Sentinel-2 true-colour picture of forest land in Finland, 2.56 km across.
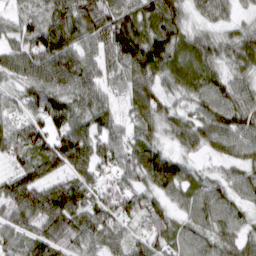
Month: March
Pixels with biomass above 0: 93%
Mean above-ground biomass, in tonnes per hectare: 75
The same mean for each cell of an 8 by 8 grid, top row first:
47 84 115 112 87 72 48 28
59 128 83 94 128 92 64 77
51 99 99 55 89 73 77 52
38 94 71 53 71 47 71 85
84 93 100 76 71 45 59 73
70 70 70 59 89 88 37 57
100 123 95 80 79 49 84 52
58 97 79 62 72 70 65 73
